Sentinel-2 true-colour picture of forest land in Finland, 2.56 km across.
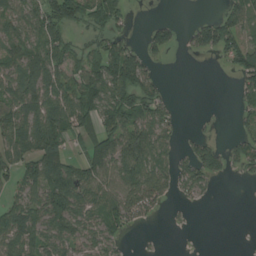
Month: August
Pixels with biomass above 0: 60%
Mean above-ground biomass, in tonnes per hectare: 51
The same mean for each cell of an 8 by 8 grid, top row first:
70 82 75 74 0 2 18 70
60 84 34 51 38 27 59 67
72 69 67 94 61 0 0 34
100 90 92 82 99 20 1 23
72 98 41 72 77 29 37 32
49 96 68 59 85 57 58 13
60 86 67 77 57 7 2 0
83 73 67 48 2 0 0 0
